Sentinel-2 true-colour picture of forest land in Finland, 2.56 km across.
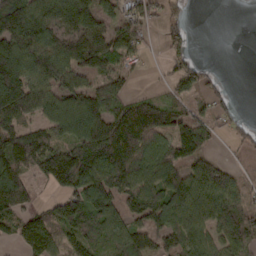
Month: March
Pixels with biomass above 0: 74%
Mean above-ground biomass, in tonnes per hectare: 86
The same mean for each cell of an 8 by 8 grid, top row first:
156 123 145 68 64 30 0 0
134 118 131 92 33 37 0 0
173 104 75 79 6 49 40 0
125 81 133 91 120 75 48 15
124 93 118 160 123 115 53 16
126 113 161 140 119 97 105 24
84 38 128 100 117 133 103 83
46 104 84 77 84 94 87 114
